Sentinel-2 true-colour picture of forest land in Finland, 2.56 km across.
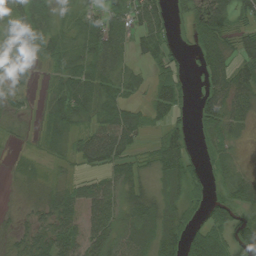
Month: August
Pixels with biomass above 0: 78%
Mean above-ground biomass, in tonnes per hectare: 41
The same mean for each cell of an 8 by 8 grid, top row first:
58 52 46 52 56 16 71 35
83 55 53 68 37 16 45 42
36 24 64 55 23 50 42 55
26 35 65 47 30 35 49 42
8 23 42 73 16 39 21 11
19 16 22 39 31 52 22 21
10 36 53 45 39 32 40 40
23 50 53 46 35 43 93 48
